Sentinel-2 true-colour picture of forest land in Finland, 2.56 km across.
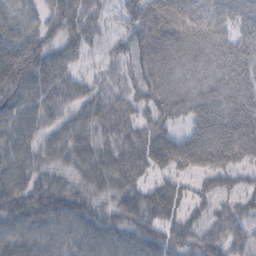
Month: October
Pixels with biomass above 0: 91%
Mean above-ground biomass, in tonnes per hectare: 54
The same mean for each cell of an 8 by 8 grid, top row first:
48 47 60 23 95 92 49 57
89 61 46 32 78 62 57 59
101 72 30 31 70 46 43 49
76 45 39 51 42 49 61 61
66 37 43 34 59 70 76 79
68 33 32 48 34 47 56 40
70 72 50 36 65 43 37 41
64 55 51 53 63 50 47 34
